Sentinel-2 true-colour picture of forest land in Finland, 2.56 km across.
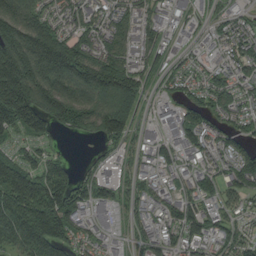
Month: August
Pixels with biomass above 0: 83%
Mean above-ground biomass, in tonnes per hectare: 105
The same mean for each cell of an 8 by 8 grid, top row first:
161 101 105 89 74 58 39 45
251 249 143 120 82 38 48 92
256 197 158 193 89 57 76 73
234 184 166 208 57 76 96 81
55 50 8 66 55 87 76 66
198 151 56 48 54 54 76 112
165 206 97 73 59 87 74 62
154 223 72 42 67 68 75 73
